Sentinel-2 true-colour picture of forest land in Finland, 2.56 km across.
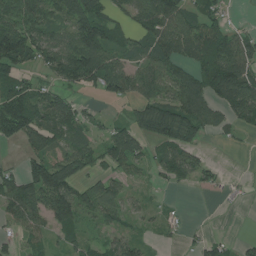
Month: July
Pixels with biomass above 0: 69%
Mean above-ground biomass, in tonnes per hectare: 61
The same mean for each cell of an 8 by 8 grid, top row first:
101 86 124 52 90 94 63 5
122 85 130 65 50 71 94 82
66 32 80 93 72 79 96 129
115 86 35 8 65 90 69 82
36 77 56 74 48 85 12 8
48 157 61 50 18 51 29 5
71 101 84 61 23 6 0 4
33 27 42 40 22 14 30 16
